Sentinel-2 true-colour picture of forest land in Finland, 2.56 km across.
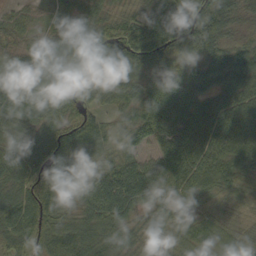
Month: September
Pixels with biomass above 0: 98%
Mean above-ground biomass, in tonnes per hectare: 70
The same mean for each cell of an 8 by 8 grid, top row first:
32 17 55 49 80 131 142 40
41 43 66 92 139 109 86 47
58 51 89 88 72 85 71 79
92 66 74 38 78 96 79 74
88 98 73 48 59 82 88 73
76 71 39 75 95 89 77 51
82 70 43 86 48 51 49 29
68 76 83 56 35 47 52 56
